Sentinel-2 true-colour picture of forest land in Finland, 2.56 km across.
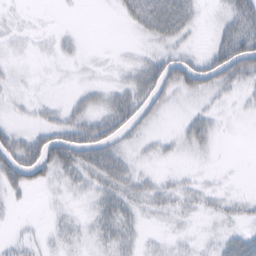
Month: February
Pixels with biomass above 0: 57%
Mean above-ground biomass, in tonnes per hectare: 23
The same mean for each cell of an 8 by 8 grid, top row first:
5 1 1 4 55 64 4 53
5 5 6 1 8 26 18 79
5 1 4 8 49 59 49 39
5 13 28 51 43 7 18 4
55 72 79 53 13 13 24 0
56 31 33 48 15 10 5 1
7 4 7 38 21 20 15 14
10 9 14 29 11 9 7 32
